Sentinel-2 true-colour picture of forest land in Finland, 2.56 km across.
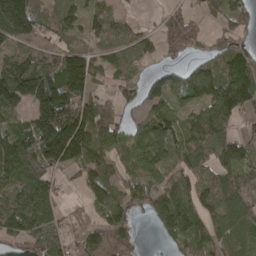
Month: April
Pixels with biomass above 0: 79%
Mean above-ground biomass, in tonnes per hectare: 98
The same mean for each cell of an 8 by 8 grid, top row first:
253 69 63 55 6 73 39 76
78 56 72 60 50 55 64 66
218 189 190 50 66 85 136 176
96 234 174 52 68 72 117 106
146 234 212 86 87 104 132 94
121 79 51 61 65 74 73 71
126 89 21 101 56 159 74 114
96 95 85 174 2 64 90 104
